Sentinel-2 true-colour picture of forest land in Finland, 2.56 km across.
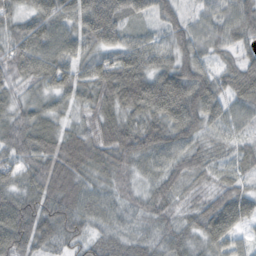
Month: October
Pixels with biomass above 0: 97%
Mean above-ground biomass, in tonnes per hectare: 60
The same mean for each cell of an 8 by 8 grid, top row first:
45 83 78 103 49 42 39 63
77 91 61 70 65 54 44 37
51 67 58 98 102 99 62 66
45 47 35 57 77 92 75 40
69 62 74 78 78 62 34 32
57 81 60 42 34 54 29 40
82 74 63 40 38 33 52 85
89 53 53 39 36 38 58 39
